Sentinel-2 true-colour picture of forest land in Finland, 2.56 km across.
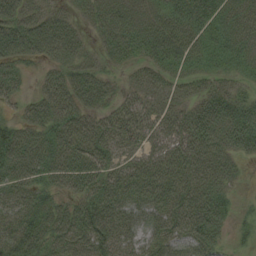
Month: August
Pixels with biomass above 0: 86%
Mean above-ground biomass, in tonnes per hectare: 51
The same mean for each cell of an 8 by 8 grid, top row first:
72 59 24 44 37 52 59 43
69 56 41 52 53 61 52 44
41 40 63 27 42 32 35 23
16 66 66 47 53 48 81 59
80 65 73 54 40 61 79 60
58 46 65 51 60 63 63 16
54 45 51 56 46 59 79 12
53 50 57 60 36 47 52 9
